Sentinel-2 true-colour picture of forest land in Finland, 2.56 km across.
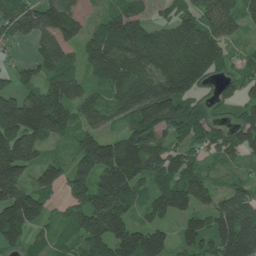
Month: June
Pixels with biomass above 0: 84%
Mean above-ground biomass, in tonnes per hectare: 109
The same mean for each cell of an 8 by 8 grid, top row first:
146 159 60 81 62 89 105 82
25 120 75 130 161 158 159 23
71 85 75 126 126 177 70 76
238 232 93 89 161 136 60 67
195 66 90 101 144 65 62 91
140 81 114 203 114 129 54 37
187 59 103 149 61 118 82 150
80 41 73 136 151 59 97 216
